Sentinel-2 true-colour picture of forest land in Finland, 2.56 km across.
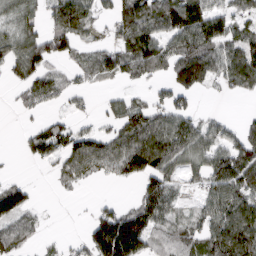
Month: March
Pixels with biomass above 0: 64%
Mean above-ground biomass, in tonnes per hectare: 70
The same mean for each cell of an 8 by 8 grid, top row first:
65 51 94 54 103 131 119 51
89 116 46 55 124 92 95 90
49 71 22 41 43 86 62 79
10 23 20 46 83 83 13 7
6 100 85 86 125 105 78 78
11 11 55 42 99 60 84 112
119 5 1 46 106 54 69 109
82 11 20 201 118 61 82 129
